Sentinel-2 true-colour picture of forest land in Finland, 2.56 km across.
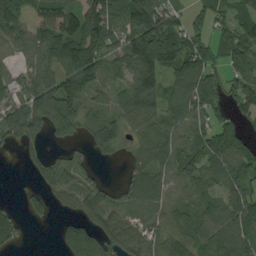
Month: August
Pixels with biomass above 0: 79%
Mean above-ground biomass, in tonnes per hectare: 86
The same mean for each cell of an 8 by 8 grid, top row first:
118 150 125 119 173 69 65 62
65 118 147 87 204 128 67 104
53 83 175 39 179 91 83 79
89 143 95 67 141 61 75 58
55 45 32 96 80 68 70 64
1 89 54 2 103 73 73 87
21 48 72 81 65 76 74 105
38 0 160 107 94 84 95 110
